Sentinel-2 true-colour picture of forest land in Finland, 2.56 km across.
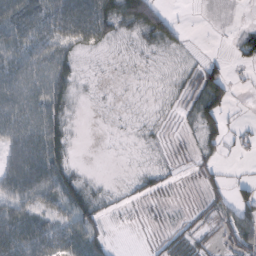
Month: February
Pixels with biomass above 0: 66%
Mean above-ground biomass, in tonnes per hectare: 33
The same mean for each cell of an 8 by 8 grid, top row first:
82 74 92 64 83 13 0 0
69 66 38 13 16 19 2 24
67 69 15 3 3 12 75 8
64 62 4 4 4 9 57 3
63 79 2 1 6 8 30 15
69 77 19 1 15 8 20 8
58 50 50 10 9 6 18 52
88 71 72 13 4 26 20 48
